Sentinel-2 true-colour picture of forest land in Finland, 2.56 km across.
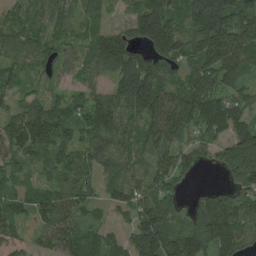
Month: August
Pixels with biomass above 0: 89%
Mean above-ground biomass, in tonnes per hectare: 92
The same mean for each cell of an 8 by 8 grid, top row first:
61 63 50 21 140 102 201 130
86 64 45 131 86 135 184 169
56 32 43 61 158 76 110 85
70 117 65 118 121 168 143 96
98 117 75 97 88 85 67 158
39 43 66 70 72 86 2 113
60 96 70 52 112 76 112 95
98 66 94 52 138 113 127 83
